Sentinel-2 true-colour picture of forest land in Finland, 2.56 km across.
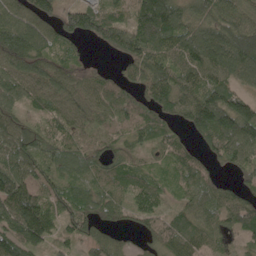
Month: May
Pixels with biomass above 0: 88%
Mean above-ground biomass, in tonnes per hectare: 83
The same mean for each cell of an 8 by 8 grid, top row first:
91 92 136 87 139 122 79 93
131 86 29 82 145 109 148 150
93 95 63 40 93 102 94 77
60 59 71 71 65 62 140 139
92 66 61 50 47 57 56 105
118 63 57 69 52 47 51 33
145 100 81 76 67 51 79 93
106 78 59 44 32 106 81 42
